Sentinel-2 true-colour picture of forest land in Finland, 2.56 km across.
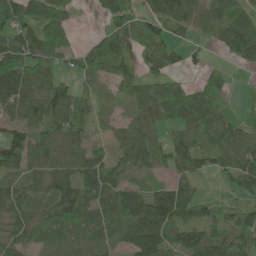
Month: June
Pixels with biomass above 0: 81%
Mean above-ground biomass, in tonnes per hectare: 62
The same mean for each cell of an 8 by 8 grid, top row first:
85 87 9 65 55 69 55 55
100 107 42 99 73 53 18 67
90 67 31 34 57 33 26 6
59 75 53 11 71 80 81 30
83 72 55 39 87 70 56 76
52 75 88 53 30 46 35 72
80 60 80 69 98 121 44 63
62 44 38 40 117 50 67 93
